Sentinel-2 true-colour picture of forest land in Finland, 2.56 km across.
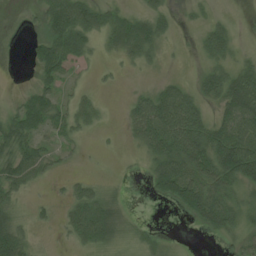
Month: June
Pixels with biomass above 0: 64%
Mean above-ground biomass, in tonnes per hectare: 40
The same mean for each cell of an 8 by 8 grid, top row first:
1 59 88 41 40 17 15 4
1 61 56 27 61 4 50 14
0 44 9 7 3 22 56 78
34 54 43 2 76 101 34 109
63 26 17 2 47 84 86 104
63 22 13 2 12 106 75 84
28 11 65 42 0 29 96 40
72 2 39 36 21 3 5 33
